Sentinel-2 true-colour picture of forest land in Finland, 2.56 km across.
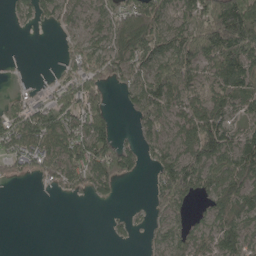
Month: May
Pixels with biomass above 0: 64%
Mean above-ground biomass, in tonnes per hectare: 74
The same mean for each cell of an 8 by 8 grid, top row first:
29 39 45 95 140 76 140 202
2 1 54 101 123 133 135 164
3 10 89 63 97 156 65 131
63 106 98 43 88 70 122 63
99 103 124 82 41 75 148 102
33 51 86 104 15 156 103 121
0 0 1 7 9 78 57 112
0 0 0 11 13 69 68 105
